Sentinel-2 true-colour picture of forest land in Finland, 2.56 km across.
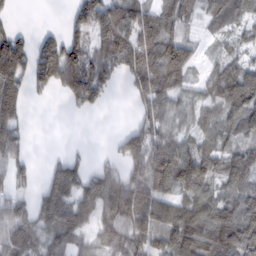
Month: February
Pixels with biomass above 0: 74%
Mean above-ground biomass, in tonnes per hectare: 82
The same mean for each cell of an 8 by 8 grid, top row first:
10 0 84 112 88 90 45 60
98 107 101 122 118 103 20 41
95 102 161 52 114 91 49 118
78 0 32 1 58 54 60 109
73 0 5 14 137 84 64 57
54 67 84 65 132 181 95 93
75 123 99 122 125 87 103 99
137 79 56 88 100 145 94 120
